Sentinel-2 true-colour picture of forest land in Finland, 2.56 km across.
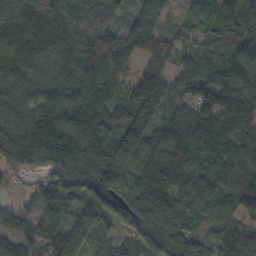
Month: October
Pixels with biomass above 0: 96%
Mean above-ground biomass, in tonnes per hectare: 135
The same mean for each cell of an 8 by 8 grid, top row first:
165 168 151 112 95 37 114 194
152 154 150 166 104 64 90 145
158 150 145 122 155 89 124 189
148 143 145 139 166 106 149 166
180 192 169 138 150 177 166 124
57 97 154 148 158 174 170 149
67 128 138 95 161 154 110 111
96 142 162 81 100 155 89 106
